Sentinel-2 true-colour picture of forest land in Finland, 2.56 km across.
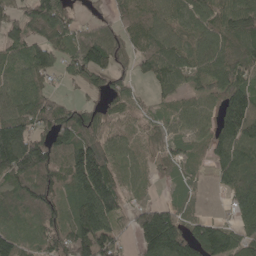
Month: May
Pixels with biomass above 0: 85%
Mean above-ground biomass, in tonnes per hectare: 83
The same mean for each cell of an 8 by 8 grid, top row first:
55 107 25 56 85 67 71 113
68 101 94 98 78 68 75 69
58 45 50 73 30 75 67 84
91 96 71 54 30 49 56 188
183 124 140 74 33 37 67 130
125 99 166 107 30 25 24 103
83 92 122 129 56 64 12 71
84 73 153 107 111 138 147 77
